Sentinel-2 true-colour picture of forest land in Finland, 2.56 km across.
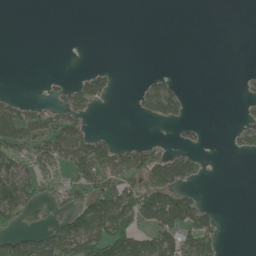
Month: May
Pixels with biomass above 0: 32%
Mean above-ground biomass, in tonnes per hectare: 35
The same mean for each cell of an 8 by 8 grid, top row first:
0 0 0 0 0 0 0 0
0 0 0 0 0 0 0 0
0 6 37 29 15 12 0 7
54 40 42 0 41 59 0 7
75 74 82 44 25 17 5 34
88 38 53 70 65 110 8 0
107 26 63 100 95 127 28 0
68 80 110 110 58 78 71 0
